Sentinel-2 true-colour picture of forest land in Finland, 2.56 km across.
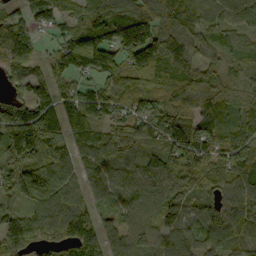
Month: September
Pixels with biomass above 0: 92%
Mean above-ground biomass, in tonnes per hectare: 96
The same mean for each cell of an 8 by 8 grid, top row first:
50 37 79 121 121 112 74 92
101 26 147 161 216 55 60 40
70 82 53 69 79 102 88 31
129 122 124 78 97 132 121 49
182 134 81 102 82 154 123 77
87 132 78 92 98 106 91 92
56 132 116 48 98 88 87 130
109 78 133 75 94 111 91 96
